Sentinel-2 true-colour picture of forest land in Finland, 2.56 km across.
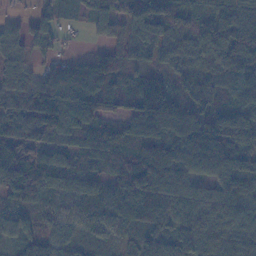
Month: November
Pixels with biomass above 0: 92%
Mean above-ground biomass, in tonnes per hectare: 82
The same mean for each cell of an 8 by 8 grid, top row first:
27 43 20 85 125 128 94 94
76 42 6 70 115 89 141 172
62 76 111 97 73 45 72 97
94 151 103 50 100 84 83 116
100 78 79 100 99 83 119 92
123 86 68 62 129 94 67 119
41 33 28 49 104 72 80 96
47 56 33 27 62 86 87 81
